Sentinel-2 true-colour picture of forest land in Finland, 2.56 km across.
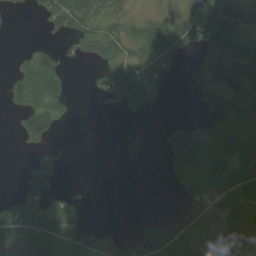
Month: August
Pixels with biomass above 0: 51%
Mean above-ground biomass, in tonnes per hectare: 32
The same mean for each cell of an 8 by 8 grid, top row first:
5 39 54 24 13 20 40 10
2 26 29 44 51 48 39 25
63 118 0 73 50 4 41 43
36 90 2 8 14 0 25 28
7 32 0 0 0 54 62 45
5 60 0 0 1 34 51 35
59 53 27 0 0 12 56 35
37 87 52 16 28 45 31 56
